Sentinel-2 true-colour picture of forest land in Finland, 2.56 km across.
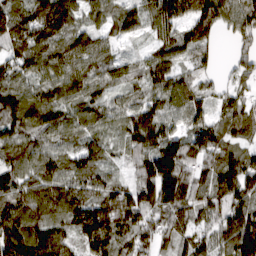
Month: March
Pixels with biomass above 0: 93%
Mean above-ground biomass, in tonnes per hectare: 93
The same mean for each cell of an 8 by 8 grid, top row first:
116 182 81 82 82 121 113 104
90 99 105 50 25 92 56 46
80 88 102 73 72 83 37 54
126 91 95 74 93 76 57 88
103 80 68 53 95 94 96 69
93 104 94 43 94 173 86 146
117 105 110 135 106 130 88 108
133 113 93 130 60 76 68 158
